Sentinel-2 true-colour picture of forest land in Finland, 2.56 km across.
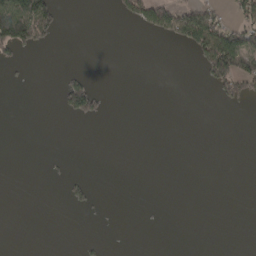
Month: April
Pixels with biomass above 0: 12%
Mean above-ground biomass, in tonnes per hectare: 20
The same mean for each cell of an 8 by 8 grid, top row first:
160 94 0 9 87 97 62 51
78 18 0 0 0 11 139 134
2 0 36 0 0 0 52 105
0 0 75 3 0 0 0 4
0 0 0 0 0 0 0 0
0 3 6 0 0 0 0 0
0 0 15 0 1 0 0 0
0 0 5 0 0 0 0 0
